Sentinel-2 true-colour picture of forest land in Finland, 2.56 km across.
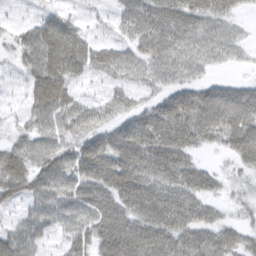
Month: March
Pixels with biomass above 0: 85%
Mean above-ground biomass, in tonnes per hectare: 53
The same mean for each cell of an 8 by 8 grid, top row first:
12 30 19 22 62 67 59 21
30 77 60 43 52 60 54 28
16 84 33 35 40 42 29 22
17 65 53 43 55 82 84 86
41 57 55 75 89 80 36 80
75 71 65 81 80 72 50 24
27 60 62 67 72 71 41 20
60 26 47 79 75 66 60 44
